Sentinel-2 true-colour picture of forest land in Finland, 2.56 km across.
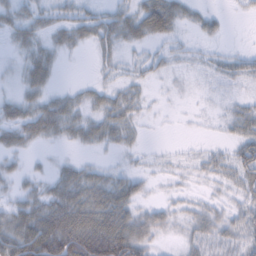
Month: February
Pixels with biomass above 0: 71%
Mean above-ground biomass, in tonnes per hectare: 30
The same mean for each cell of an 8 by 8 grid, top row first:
27 25 31 27 59 39 18 5
17 29 16 23 18 14 8 5
16 30 5 15 16 7 13 26
40 53 32 40 13 2 7 26
31 14 22 23 7 2 7 38
20 21 43 28 18 10 19 37
42 60 74 71 25 19 25 32
87 105 119 113 51 14 39 33
